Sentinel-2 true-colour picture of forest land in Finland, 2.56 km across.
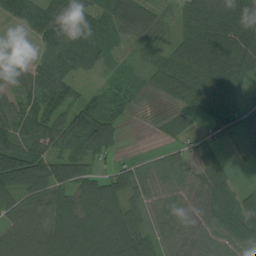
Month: August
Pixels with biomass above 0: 84%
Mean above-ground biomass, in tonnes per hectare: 67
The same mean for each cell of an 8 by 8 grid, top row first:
61 112 70 70 87 44 120 114
21 64 88 29 32 57 112 92
63 87 36 28 27 89 87 62
73 81 84 72 7 37 59 67
79 73 75 59 1 30 30 20
133 103 77 61 56 64 53 5
60 71 99 106 52 58 73 77
63 83 110 116 71 51 62 66
